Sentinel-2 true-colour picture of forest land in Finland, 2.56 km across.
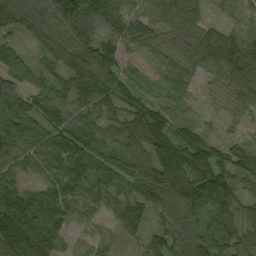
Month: September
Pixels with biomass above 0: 94%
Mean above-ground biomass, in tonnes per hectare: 84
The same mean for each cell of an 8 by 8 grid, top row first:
110 84 125 94 69 80 32 49
61 63 101 79 53 59 123 142
87 63 125 80 28 67 33 111
102 73 66 69 76 31 10 37
102 93 106 86 104 117 62 47
70 68 86 86 111 153 124 70
173 122 80 56 85 115 97 81
197 137 22 23 48 80 89 101
